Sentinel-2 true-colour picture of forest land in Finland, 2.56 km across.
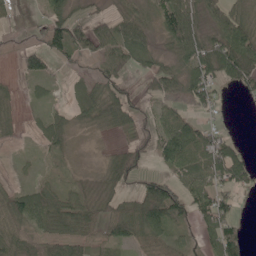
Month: May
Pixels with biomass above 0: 70%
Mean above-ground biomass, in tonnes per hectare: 43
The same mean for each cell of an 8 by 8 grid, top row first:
10 47 24 26 30 101 54 42
10 68 43 68 41 55 60 94
15 33 27 60 30 53 68 71
13 21 41 68 25 34 35 1
7 31 3 7 33 96 73 25
8 10 9 49 49 52 71 60
64 60 44 32 91 89 85 23
43 35 41 39 40 29 45 46
